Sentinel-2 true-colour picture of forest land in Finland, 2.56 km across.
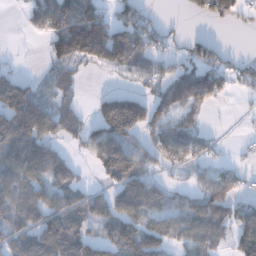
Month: December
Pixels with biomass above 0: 63%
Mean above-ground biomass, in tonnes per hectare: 73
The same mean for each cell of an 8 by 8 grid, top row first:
2 128 189 65 46 2 44 34
1 47 168 183 87 20 50 2
74 38 23 6 33 88 109 34
159 111 36 157 102 66 26 6
116 78 35 125 43 92 34 6
104 112 39 82 73 10 38 28
94 103 111 95 98 54 89 53
83 142 129 94 126 52 74 99
